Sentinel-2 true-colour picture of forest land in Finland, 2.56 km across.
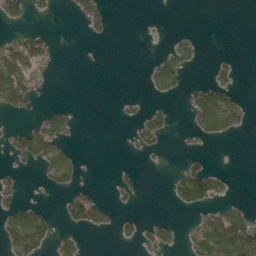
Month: May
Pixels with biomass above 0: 24%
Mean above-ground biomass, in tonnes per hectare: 24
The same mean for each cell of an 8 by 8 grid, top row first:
38 8 31 12 1 0 0 0
75 36 0 0 0 27 0 0
96 14 0 0 8 41 15 11
29 22 3 1 21 7 102 42
31 72 4 0 29 1 11 1
12 33 19 7 7 21 60 0
34 11 78 23 1 20 31 25
69 42 20 6 26 16 95 112
